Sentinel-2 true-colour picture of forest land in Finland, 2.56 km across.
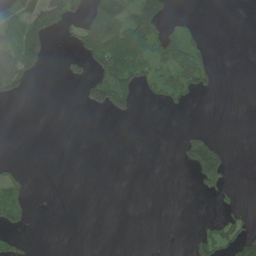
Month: June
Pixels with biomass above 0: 25%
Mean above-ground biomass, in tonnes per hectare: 24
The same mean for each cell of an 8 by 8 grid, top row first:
54 84 35 87 89 12 0 0
69 33 36 100 86 74 26 0
56 1 26 119 44 62 41 0
0 0 3 49 0 8 0 0
0 0 0 0 0 8 68 0
17 0 0 0 0 0 86 0
47 0 0 0 0 0 1 14
24 0 0 0 0 0 49 61
